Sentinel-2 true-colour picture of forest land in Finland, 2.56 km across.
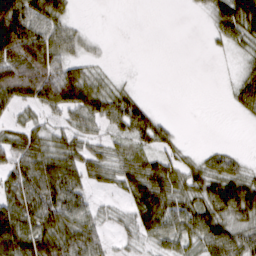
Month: March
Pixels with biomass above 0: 66%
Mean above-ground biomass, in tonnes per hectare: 42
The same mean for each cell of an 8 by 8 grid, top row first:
103 71 4 0 0 0 22 92
124 86 23 2 0 0 4 27
104 101 72 18 1 0 0 28
24 32 59 57 42 0 0 16
42 43 35 27 33 22 5 2
47 80 52 32 69 51 55 50
65 72 54 12 79 52 67 81
101 76 73 17 27 49 70 62
